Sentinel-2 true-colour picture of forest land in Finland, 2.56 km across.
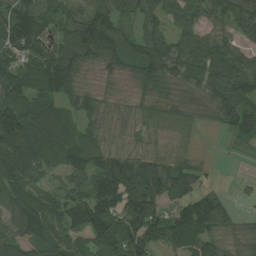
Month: August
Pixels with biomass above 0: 87%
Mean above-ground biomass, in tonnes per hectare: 93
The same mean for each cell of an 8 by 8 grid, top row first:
132 99 104 91 71 68 84 112
112 65 139 132 96 92 89 74
107 108 93 53 104 113 113 119
148 102 109 68 74 93 75 119
127 94 102 75 74 51 0 24
107 46 83 178 154 136 25 6
94 80 119 125 127 90 124 16
83 90 79 136 113 81 93 76
